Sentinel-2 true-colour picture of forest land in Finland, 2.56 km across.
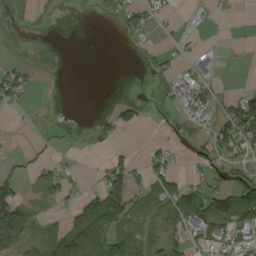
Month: September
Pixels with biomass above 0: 38%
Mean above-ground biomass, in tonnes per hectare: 32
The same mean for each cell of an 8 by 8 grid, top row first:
6 5 1 16 48 6 3 3
2 0 0 0 13 11 15 1
55 1 0 0 6 50 41 0
9 1 0 22 17 19 38 111
1 8 4 18 8 16 41 76
32 39 11 72 33 45 34 46
95 10 56 102 27 72 86 107
64 61 118 62 42 43 58 38
